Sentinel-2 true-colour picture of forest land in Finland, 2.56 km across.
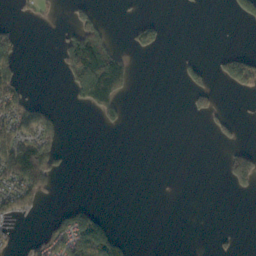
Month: October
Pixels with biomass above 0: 21%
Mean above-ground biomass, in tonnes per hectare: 29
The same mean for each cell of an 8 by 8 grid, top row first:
5 11 33 1 7 0 0 33
46 0 129 50 36 0 0 7
48 0 151 219 0 7 28 100
76 28 10 60 0 0 33 1
83 50 0 0 0 0 3 22
87 50 0 0 0 0 0 115
50 5 38 0 0 0 0 0
8 55 98 73 0 0 1 5
